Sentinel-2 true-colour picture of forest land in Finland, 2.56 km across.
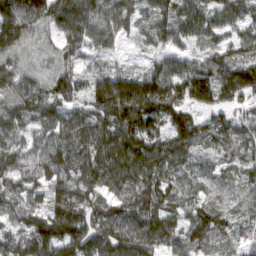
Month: March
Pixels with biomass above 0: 95%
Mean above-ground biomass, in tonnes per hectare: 93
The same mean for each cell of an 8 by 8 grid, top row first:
165 134 130 100 60 103 92 94
98 53 82 44 34 71 62 62
122 82 73 132 140 122 133 136
111 87 67 163 144 92 81 60
66 84 92 118 118 96 67 76
83 93 93 104 99 53 45 51
65 78 109 71 112 73 78 34
80 162 143 115 109 81 101 54
